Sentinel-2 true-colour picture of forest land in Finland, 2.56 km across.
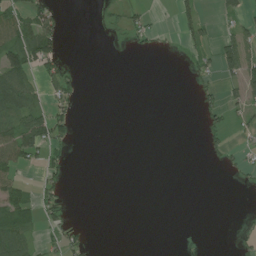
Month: July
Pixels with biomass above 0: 25%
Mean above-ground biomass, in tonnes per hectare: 21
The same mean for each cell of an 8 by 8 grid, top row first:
50 44 0 7 21 27 7 28
83 76 0 1 11 4 26 69
80 41 13 0 0 0 17 53
92 49 7 0 0 0 27 24
85 63 1 0 0 0 14 12
32 25 0 0 0 0 0 12
56 27 0 0 0 0 0 2
88 18 19 0 0 0 0 12
